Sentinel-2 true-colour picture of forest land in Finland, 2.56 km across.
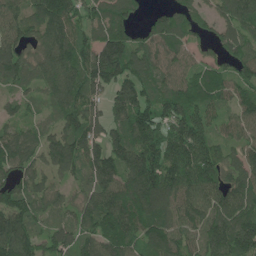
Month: June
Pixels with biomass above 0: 91%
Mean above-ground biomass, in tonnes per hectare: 118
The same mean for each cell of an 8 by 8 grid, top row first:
115 157 105 127 38 94 56 136
118 117 124 192 107 108 42 99
92 106 139 173 130 98 98 95
49 46 133 111 135 130 89 82
134 97 147 138 167 155 129 89
108 69 83 162 202 157 141 119
154 79 88 142 161 122 118 132
209 90 98 127 102 110 130 167
